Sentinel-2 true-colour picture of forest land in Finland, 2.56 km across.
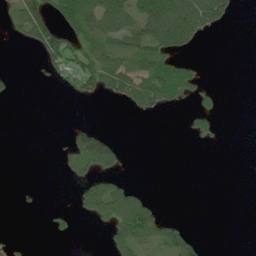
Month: July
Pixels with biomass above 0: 29%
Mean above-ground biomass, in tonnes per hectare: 26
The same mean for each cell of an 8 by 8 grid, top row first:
30 59 72 101 82 137 102 5
3 54 39 58 61 64 0 0
4 4 46 69 64 61 3 0
0 0 0 0 27 6 17 0
0 0 56 44 0 0 3 0
0 0 22 36 0 0 0 0
1 2 24 88 71 0 0 0
2 2 1 43 67 59 5 0
